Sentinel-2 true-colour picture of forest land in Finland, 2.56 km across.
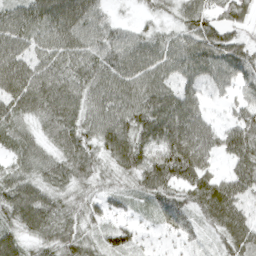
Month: April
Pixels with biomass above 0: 91%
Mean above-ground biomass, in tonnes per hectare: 58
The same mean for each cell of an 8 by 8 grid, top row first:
59 77 75 22 18 40 64 48
57 55 64 63 67 65 85 59
74 65 61 69 68 55 54 51
55 64 58 66 80 86 26 34
48 41 62 68 68 95 57 74
56 59 52 40 66 87 58 64
75 69 49 38 35 75 74 58
56 52 50 56 17 32 20 70
